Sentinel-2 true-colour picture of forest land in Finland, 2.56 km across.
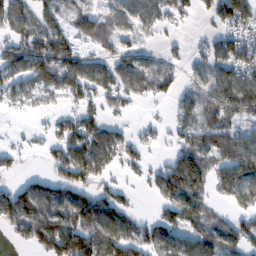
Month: February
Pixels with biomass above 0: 69%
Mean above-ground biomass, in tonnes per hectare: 75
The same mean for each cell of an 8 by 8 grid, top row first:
97 71 24 62 87 63 46 108
79 137 51 53 39 16 66 107
78 98 103 80 95 44 82 121
29 31 60 25 7 55 88 95
15 44 101 93 42 49 81 98
27 55 97 31 36 131 76 108
141 109 122 97 5 101 52 48
37 153 176 127 89 80 85 91
